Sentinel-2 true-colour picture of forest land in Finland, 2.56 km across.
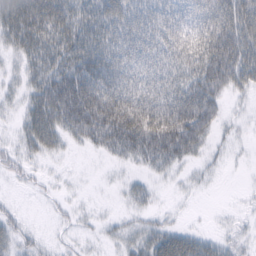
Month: February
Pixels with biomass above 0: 70%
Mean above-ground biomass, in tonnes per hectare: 47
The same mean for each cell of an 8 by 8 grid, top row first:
80 89 68 72 63 61 75 88
39 73 83 79 68 85 96 85
16 63 95 80 61 67 98 47
12 73 118 113 97 107 79 5
17 46 24 66 93 99 29 5
15 9 2 4 14 13 11 1
7 5 9 4 18 4 1 4
24 8 9 14 33 49 24 14
